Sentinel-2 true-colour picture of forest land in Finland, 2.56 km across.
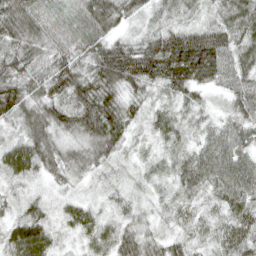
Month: April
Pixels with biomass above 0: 98%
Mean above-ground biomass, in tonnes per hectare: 51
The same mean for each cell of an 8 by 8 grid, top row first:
87 51 60 60 26 42 29 75
67 59 61 62 62 112 108 55
73 74 65 74 72 84 60 56
63 62 66 62 31 35 26 50
38 55 41 55 18 35 52 52
36 30 31 18 23 47 74 89
24 26 32 22 20 33 26 60
59 45 26 50 47 32 26 60
